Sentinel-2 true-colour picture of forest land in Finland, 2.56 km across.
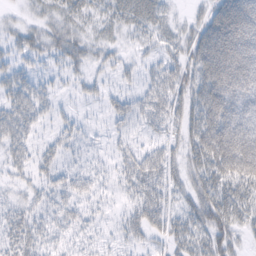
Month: February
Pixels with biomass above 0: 75%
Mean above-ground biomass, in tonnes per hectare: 38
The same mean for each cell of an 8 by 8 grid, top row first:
11 25 28 29 39 13 48 106
23 33 35 21 17 29 78 106
31 18 19 16 27 42 72 94
42 22 11 29 42 39 70 68
36 19 20 16 24 28 71 101
19 28 35 24 52 31 51 72
25 30 34 13 50 27 63 49
41 31 29 18 25 34 51 21
